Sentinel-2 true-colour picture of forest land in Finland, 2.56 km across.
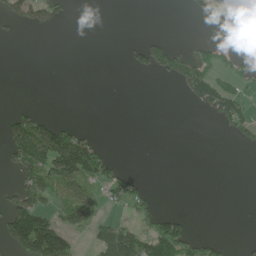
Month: June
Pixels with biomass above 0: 25%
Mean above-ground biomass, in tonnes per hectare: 33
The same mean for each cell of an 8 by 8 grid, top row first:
37 35 0 0 0 0 29 52
0 0 0 0 42 25 28 7
0 0 0 0 1 40 74 41
33 5 0 0 0 0 34 62
102 154 107 3 0 0 0 15
36 115 114 50 6 0 0 0
81 51 89 12 27 0 0 0
109 162 15 109 95 115 28 4
